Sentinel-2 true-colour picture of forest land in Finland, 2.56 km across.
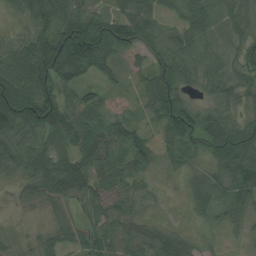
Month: August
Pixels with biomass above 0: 92%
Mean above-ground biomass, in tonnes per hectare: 67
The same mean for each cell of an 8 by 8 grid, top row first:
29 90 89 60 122 41 78 75
78 128 178 98 86 74 63 57
126 143 67 32 37 71 43 49
137 123 84 37 31 127 55 48
80 69 83 78 77 68 73 115
44 94 89 73 53 18 52 79
10 24 22 57 21 11 67 50
17 32 39 76 55 52 13 14
